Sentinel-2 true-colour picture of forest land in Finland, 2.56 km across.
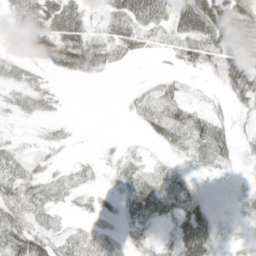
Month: May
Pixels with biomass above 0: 69%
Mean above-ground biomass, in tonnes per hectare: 30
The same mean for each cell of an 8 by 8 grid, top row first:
36 54 41 41 65 57 89 55
28 46 64 47 26 26 46 47
35 14 11 2 4 12 7 40
22 19 0 0 22 39 24 14
19 14 2 4 6 23 60 17
43 24 22 10 35 28 10 6
60 36 11 13 56 49 23 10
67 50 32 24 15 50 52 10
